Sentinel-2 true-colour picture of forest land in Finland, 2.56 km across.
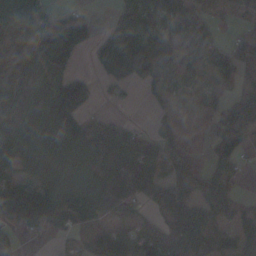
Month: November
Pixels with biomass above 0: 78%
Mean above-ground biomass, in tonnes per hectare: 75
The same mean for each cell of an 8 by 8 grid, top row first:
72 51 32 25 91 55 15 14
13 104 67 129 141 75 79 54
14 81 65 64 86 64 42 64
18 97 81 12 4 43 35 88
66 77 113 195 107 78 24 56
67 45 87 187 170 112 80 28
124 122 111 120 49 114 98 53
46 15 45 99 119 135 109 81
